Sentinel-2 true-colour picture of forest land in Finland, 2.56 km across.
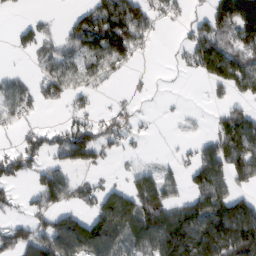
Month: February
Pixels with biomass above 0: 56%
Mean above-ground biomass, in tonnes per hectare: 70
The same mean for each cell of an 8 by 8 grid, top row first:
4 11 53 141 88 29 77 168
29 38 77 132 31 13 158 99
37 67 57 18 4 2 68 128
55 8 31 30 8 9 13 68
31 61 108 38 7 10 50 121
61 72 21 9 67 34 111 74
21 71 47 155 149 99 127 102
70 95 168 123 91 205 181 139
